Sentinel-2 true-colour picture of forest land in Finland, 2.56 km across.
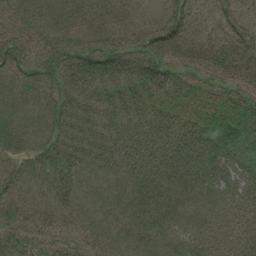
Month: August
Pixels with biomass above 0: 94%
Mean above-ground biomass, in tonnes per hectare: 40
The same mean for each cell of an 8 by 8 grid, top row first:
33 24 27 24 11 53 28 42
54 44 59 61 69 52 44 50
33 45 74 57 61 38 32 48
26 37 52 44 43 38 34 39
34 43 53 50 50 60 51 45
36 37 33 29 44 46 42 44
38 27 19 18 44 38 34 42
27 24 25 17 21 29 44 45
